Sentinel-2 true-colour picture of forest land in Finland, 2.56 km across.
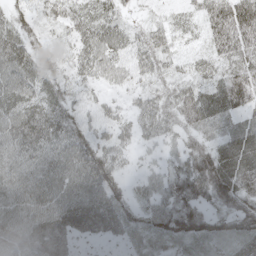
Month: May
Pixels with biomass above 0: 93%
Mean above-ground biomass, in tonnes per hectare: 56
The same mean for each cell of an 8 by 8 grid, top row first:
42 32 51 44 15 20 62 104
73 31 54 65 59 32 44 85
68 46 37 35 36 40 40 69
65 74 40 33 54 52 57 47
75 74 78 44 28 38 37 46
66 75 82 66 29 53 92 60
77 77 95 80 40 70 48 74
75 72 39 33 38 54 60 69
